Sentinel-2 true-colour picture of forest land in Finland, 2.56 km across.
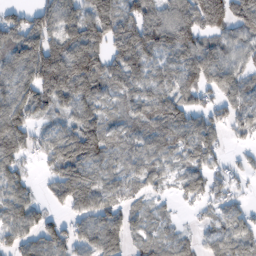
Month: February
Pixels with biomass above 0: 83%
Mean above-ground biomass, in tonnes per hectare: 90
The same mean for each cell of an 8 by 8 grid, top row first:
62 103 92 129 100 118 190 121
101 139 153 99 129 117 93 81
97 168 181 95 91 85 95 83
131 75 94 57 85 102 80 78
139 81 166 68 79 103 96 21
78 53 125 61 75 48 68 41
96 49 80 81 41 15 45 46
86 94 82 96 54 55 52 76
